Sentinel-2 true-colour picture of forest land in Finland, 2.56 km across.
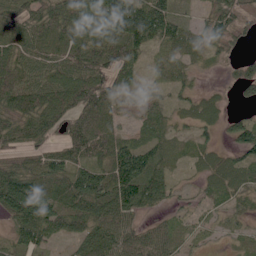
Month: June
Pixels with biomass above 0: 88%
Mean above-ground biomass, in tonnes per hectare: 63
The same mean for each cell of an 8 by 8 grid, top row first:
61 70 80 138 137 66 46 69
70 54 80 95 69 62 57 21
86 74 93 66 24 46 6 47
94 95 79 46 37 36 43 17
55 50 78 75 65 41 30 71
107 86 88 93 116 28 45 54
107 88 84 99 56 23 23 23
55 42 63 82 57 42 15 17
